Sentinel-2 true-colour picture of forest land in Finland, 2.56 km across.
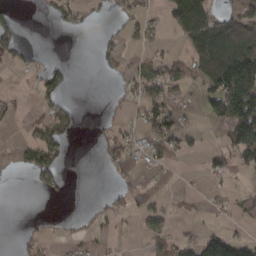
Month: March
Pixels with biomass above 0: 36%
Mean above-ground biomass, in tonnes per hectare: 40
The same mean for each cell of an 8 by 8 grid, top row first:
31 17 35 13 31 94 87 80
52 2 0 31 23 11 122 127
7 50 1 10 80 48 77 145
16 49 20 3 50 53 50 160
43 98 1 50 58 65 10 116
11 80 0 18 19 11 32 11
0 0 1 33 47 20 11 26
9 13 16 11 21 45 76 55
